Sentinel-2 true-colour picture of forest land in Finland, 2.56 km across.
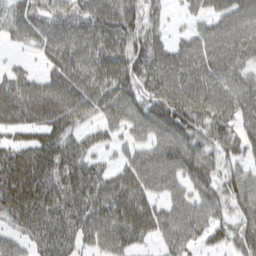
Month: March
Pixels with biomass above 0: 85%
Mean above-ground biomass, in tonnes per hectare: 71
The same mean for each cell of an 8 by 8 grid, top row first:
60 63 75 90 63 11 54 89
17 66 89 96 75 59 97 93
59 60 88 98 78 94 89 66
75 89 74 62 68 105 78 78
53 78 54 35 48 85 63 57
103 94 87 61 83 67 69 57
82 85 77 97 84 62 63 53
39 72 53 76 46 68 42 67
